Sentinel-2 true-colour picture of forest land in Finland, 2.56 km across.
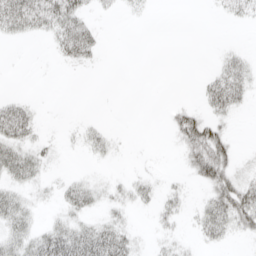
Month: April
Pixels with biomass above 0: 40%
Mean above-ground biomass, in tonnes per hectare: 17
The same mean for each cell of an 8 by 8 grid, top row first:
58 49 36 4 4 0 1 16
0 5 50 0 0 0 0 8
0 0 0 0 0 0 19 36
40 1 1 0 0 25 26 10
37 10 9 11 1 17 85 6
28 10 10 6 10 4 51 22
36 6 26 16 7 15 29 55
31 39 45 46 6 15 16 6
